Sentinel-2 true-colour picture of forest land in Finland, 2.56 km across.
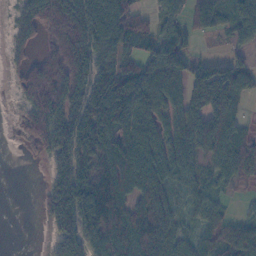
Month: November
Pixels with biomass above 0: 76%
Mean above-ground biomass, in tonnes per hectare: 82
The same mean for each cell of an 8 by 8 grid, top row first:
46 123 132 148 49 46 104 72
47 64 150 118 58 79 1 32
37 136 116 127 105 84 145 94
12 128 123 127 81 59 121 42
4 84 147 116 96 62 90 64
0 45 137 136 137 68 38 39
0 63 147 147 102 42 46 6
0 20 116 133 128 76 37 98
